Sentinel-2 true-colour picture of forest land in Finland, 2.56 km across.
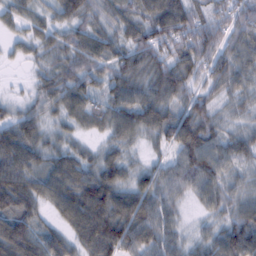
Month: February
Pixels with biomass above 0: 93%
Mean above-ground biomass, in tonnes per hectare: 63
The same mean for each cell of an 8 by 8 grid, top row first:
37 30 57 50 73 102 55 78
20 43 67 63 91 83 88 65
4 32 66 67 82 98 60 62
27 39 63 65 79 63 54 35
95 44 28 41 31 78 78 56
92 76 80 69 47 64 79 36
89 41 103 101 82 37 38 56
112 65 65 121 77 47 45 98
